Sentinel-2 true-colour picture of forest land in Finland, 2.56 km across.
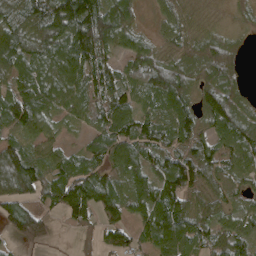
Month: April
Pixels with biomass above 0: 88%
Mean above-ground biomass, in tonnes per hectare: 84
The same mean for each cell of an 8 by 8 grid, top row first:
94 126 156 121 16 49 10 20
117 106 142 67 67 54 88 32
82 83 88 81 97 128 92 44
101 70 51 114 75 121 109 92
72 54 30 107 105 91 83 110
179 74 117 79 95 149 91 68
100 52 119 111 113 130 81 55
42 33 22 39 54 116 69 70
